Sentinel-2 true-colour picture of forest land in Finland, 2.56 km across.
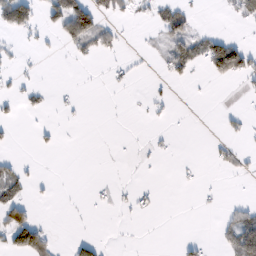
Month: February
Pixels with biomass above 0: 19%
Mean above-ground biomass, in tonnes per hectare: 16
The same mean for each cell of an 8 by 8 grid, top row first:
94 40 94 27 8 46 1 27
8 6 31 19 4 44 59 51
9 0 1 8 3 23 14 21
13 8 4 0 3 3 0 8
4 7 0 1 2 3 4 7
29 2 0 1 0 3 3 8
66 2 1 6 7 0 2 21
69 34 21 0 1 4 6 66
